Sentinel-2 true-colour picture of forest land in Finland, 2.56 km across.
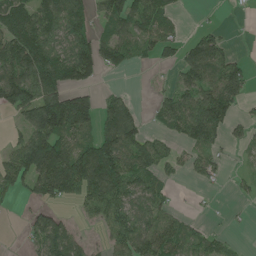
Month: June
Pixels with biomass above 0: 61%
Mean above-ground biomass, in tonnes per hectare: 76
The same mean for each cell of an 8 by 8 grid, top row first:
135 113 92 92 103 32 5 2
133 116 101 99 50 47 106 2
132 127 81 3 1 38 84 92
81 186 162 102 15 103 154 29
49 171 99 147 92 36 70 23
106 163 170 189 93 18 45 17
7 41 30 98 73 22 5 5
3 109 39 60 107 81 46 7
